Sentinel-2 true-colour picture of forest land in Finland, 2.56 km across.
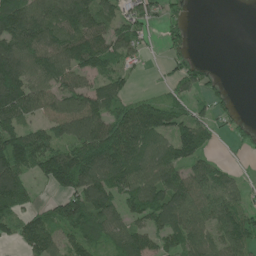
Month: June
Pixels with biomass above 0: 74%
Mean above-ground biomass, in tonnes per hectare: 86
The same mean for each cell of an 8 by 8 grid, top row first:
156 123 145 68 64 30 0 0
134 118 131 92 33 37 0 0
173 104 75 79 6 49 40 0
125 81 133 91 120 75 48 15
124 93 118 160 123 115 53 16
126 113 161 140 119 97 105 24
84 38 128 100 117 133 103 83
46 104 84 77 84 94 87 114
